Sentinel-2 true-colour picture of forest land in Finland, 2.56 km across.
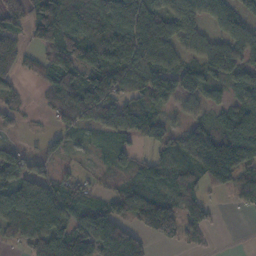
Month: November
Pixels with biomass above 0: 74%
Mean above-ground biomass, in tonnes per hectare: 78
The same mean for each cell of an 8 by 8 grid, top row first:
65 148 112 131 146 96 69 69
67 78 115 143 185 78 80 87
37 57 106 116 90 69 59 65
32 27 83 109 79 32 46 81
3 9 21 26 42 75 159 161
73 29 32 26 60 66 102 84
115 168 80 68 92 72 43 27
51 120 132 184 58 42 13 0
